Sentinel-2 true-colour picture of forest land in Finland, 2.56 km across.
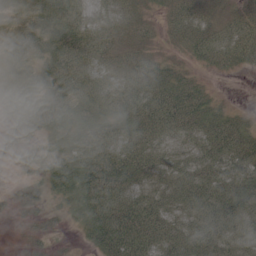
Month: June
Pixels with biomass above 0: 89%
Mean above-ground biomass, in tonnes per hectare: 48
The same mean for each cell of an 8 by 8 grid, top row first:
41 70 46 36 20 35 26 32
77 69 66 43 24 17 50 58
87 74 58 39 52 39 11 3
91 99 73 58 60 66 44 17
56 39 59 57 49 27 51 53
18 52 78 72 45 41 46 58
25 22 45 75 65 43 56 64
5 16 11 75 61 53 54 43
